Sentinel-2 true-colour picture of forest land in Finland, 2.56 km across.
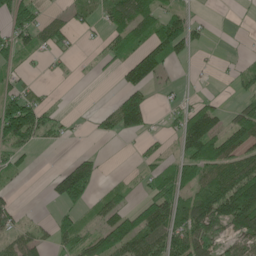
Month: May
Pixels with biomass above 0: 52%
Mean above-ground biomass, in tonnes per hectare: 58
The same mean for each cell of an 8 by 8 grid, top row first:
84 34 40 71 78 64 6 2
62 49 11 38 74 104 16 4
27 6 4 7 88 9 4 31
145 55 3 66 97 30 87 52
80 21 4 4 22 38 133 83
27 23 151 7 29 72 91 146
38 5 58 62 75 99 140 190
63 38 83 104 120 119 88 62
